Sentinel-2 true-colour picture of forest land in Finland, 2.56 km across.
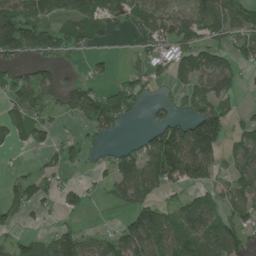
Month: June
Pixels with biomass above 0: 61%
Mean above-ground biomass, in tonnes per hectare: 68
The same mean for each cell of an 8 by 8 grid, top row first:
123 80 88 62 77 70 96 73
141 91 57 10 42 83 78 62
67 60 34 26 61 56 98 43
55 39 90 141 22 38 104 26
29 31 33 23 50 159 144 54
27 41 12 64 98 89 57 71
51 22 39 23 94 65 100 73
43 52 98 75 139 101 106 80
